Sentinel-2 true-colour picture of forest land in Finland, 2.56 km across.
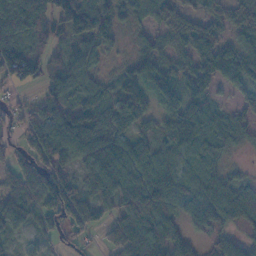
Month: November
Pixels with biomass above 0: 84%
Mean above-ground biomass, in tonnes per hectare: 63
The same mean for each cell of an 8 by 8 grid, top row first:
110 85 129 69 23 50 48 47
87 56 56 27 40 48 69 54
71 53 69 38 89 58 65 49
29 61 90 75 53 46 47 35
35 124 92 87 53 45 61 23
55 88 53 110 92 79 50 20
90 77 84 65 106 56 90 73
30 29 27 48 115 68 29 39
